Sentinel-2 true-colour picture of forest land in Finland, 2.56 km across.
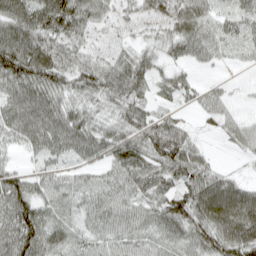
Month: April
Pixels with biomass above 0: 87%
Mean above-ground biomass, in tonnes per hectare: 52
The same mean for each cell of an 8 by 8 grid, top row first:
75 90 74 27 24 58 42 43
92 69 39 16 33 43 52 27
79 74 58 72 56 43 11 6
67 75 55 48 48 22 34 20
34 58 65 62 66 71 12 35
49 44 29 44 65 52 54 20
87 47 40 59 53 65 82 88
91 69 34 49 42 51 71 94
